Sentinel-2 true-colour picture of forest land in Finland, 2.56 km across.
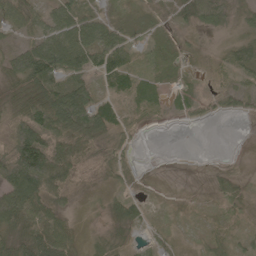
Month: May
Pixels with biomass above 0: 71%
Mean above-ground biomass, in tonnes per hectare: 38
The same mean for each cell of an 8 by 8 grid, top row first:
53 42 63 19 10 13 36 17
40 58 98 87 14 18 4 29
48 65 61 32 32 13 7 18
43 142 131 47 22 11 18 18
87 87 70 28 1 0 0 0
136 130 23 18 3 0 8 16
126 82 7 22 17 4 5 20
60 105 25 19 12 9 16 11
